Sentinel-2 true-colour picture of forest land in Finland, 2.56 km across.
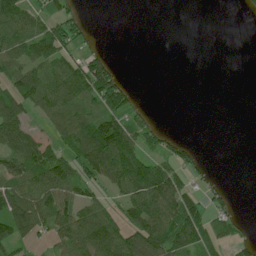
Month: July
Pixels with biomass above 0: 53%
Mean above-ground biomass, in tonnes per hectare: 54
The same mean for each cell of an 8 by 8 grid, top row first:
97 56 34 0 0 0 0 5
75 100 43 6 0 0 0 0
67 85 119 99 0 0 0 0
74 73 71 82 19 0 0 0
80 56 101 167 50 42 0 0
99 106 66 106 134 78 16 0
105 89 77 40 119 110 53 10
69 36 114 121 108 89 63 30
